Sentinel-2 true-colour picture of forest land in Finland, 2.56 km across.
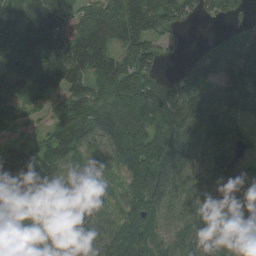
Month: August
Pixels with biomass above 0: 88%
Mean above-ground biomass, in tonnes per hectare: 104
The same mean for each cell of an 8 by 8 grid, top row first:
91 179 82 150 180 101 50 40
126 136 143 121 104 23 35 108
123 123 101 131 131 71 121 132
40 38 116 142 159 172 130 91
37 80 108 106 137 172 111 100
165 149 83 42 141 157 104 89
111 97 88 49 108 76 70 58
31 110 153 109 101 83 81 91
